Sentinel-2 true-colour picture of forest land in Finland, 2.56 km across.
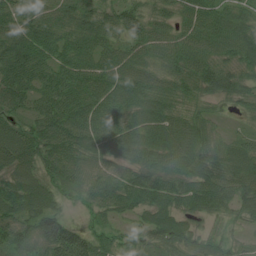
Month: July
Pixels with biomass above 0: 95%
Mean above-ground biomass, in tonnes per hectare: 73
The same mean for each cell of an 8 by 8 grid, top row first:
68 68 79 63 74 48 82 57
117 103 84 59 67 83 75 87
99 84 94 83 73 65 85 69
56 94 100 86 85 62 35 28
85 84 92 100 92 95 72 53
72 57 72 69 75 77 86 91
79 78 16 57 62 71 67 58
75 110 88 41 48 80 33 23
